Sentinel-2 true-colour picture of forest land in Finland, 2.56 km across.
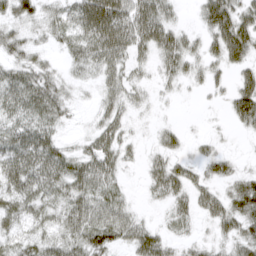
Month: March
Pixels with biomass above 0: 80%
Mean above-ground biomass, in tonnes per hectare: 33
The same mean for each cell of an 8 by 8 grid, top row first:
32 21 55 75 61 16 47 51
31 16 41 61 35 43 26 61
47 32 11 27 13 23 21 25
47 48 5 27 7 2 2 42
51 49 14 38 9 18 10 1
57 54 53 33 15 42 25 25
43 33 49 44 6 27 31 46
31 34 50 47 53 19 12 37
